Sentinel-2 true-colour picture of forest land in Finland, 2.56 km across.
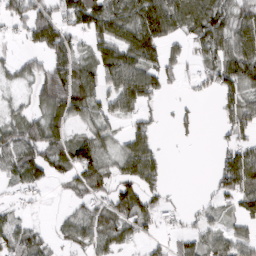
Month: March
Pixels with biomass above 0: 65%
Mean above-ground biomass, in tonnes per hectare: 59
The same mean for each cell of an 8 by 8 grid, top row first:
67 78 104 100 114 92 94 63
10 124 44 95 108 32 49 82
30 83 96 77 105 24 36 91
25 75 61 49 43 16 1 70
90 91 77 38 81 6 0 63
58 60 72 52 114 0 10 121
17 3 37 80 68 15 23 58
63 29 48 75 31 32 50 54
